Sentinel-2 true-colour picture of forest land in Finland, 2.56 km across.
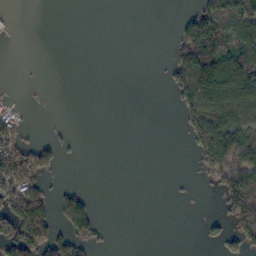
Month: November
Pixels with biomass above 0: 30%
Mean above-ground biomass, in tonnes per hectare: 39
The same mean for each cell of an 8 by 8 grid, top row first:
6 0 0 0 0 17 111 109
1 0 0 0 0 65 166 89
1 1 0 0 0 68 78 121
31 0 0 0 0 24 111 88
75 45 5 0 0 0 109 108
115 33 0 0 0 3 37 98
112 80 110 0 0 0 0 107
112 101 60 5 0 0 15 56
